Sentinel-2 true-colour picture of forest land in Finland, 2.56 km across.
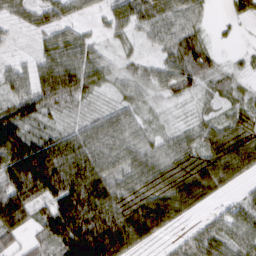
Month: March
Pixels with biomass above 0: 83%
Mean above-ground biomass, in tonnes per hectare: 58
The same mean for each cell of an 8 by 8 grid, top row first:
27 41 24 40 70 64 20 29
8 44 59 16 17 70 38 7
53 94 90 29 39 62 32 14
68 48 18 37 30 9 15 33
115 80 74 74 49 49 53 82
120 129 101 59 68 75 91 43
115 59 101 92 106 76 18 35
36 49 154 153 67 15 66 54
